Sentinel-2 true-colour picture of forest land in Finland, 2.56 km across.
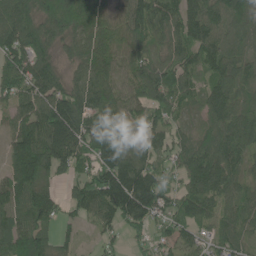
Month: June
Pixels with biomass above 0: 91%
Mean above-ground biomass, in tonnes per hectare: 96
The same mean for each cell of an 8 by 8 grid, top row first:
133 136 154 71 103 95 100 97
136 97 76 99 83 88 101 54
122 100 74 93 130 110 69 73
69 145 129 118 86 84 73 73
105 159 113 147 83 70 98 88
123 99 66 164 120 60 110 69
113 91 72 136 140 90 58 69
145 95 33 36 37 81 56 53
